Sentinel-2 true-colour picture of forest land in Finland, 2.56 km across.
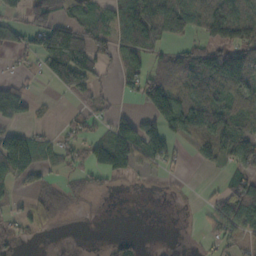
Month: October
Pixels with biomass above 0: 55%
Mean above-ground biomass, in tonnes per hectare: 63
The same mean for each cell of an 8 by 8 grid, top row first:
52 90 74 85 129 100 142 132
56 146 146 69 105 31 68 106
42 51 117 17 78 105 104 107
101 10 25 28 42 151 134 71
148 47 50 138 61 54 110 99
86 28 44 62 15 12 6 53
24 62 7 0 0 1 30 76
32 2 1 18 7 1 21 52
